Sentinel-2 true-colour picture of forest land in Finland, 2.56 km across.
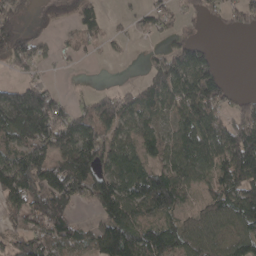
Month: April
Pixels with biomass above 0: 69%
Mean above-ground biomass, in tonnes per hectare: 86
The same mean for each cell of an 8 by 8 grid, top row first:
92 43 65 6 25 31 37 59
137 26 25 13 7 48 31 0
43 20 1 0 33 115 166 0
257 174 52 106 84 74 123 68
95 131 158 105 73 101 118 176
174 126 150 115 115 106 69 131
105 151 49 124 104 93 53 108
87 121 80 142 118 115 74 74
